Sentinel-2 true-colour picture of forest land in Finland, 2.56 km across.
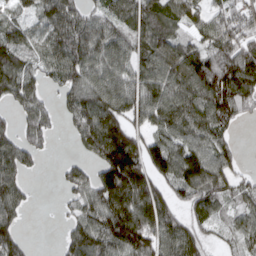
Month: March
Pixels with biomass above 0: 79%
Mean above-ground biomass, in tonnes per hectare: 82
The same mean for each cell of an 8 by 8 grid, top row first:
54 82 75 69 105 87 64 65
81 83 107 90 77 86 79 109
106 55 89 94 97 111 140 131
47 52 98 107 92 115 124 63
86 34 45 144 85 92 95 15
86 1 53 136 102 110 131 37
83 0 56 129 137 69 71 43
67 0 85 116 118 129 36 50
